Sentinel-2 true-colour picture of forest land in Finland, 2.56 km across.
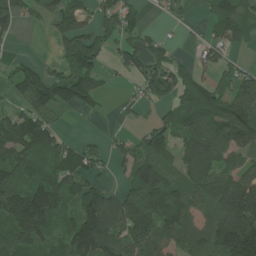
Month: July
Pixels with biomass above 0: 70%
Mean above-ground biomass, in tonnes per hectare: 93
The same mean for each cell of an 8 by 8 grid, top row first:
95 61 63 89 45 18 31 90
9 5 144 62 96 21 50 45
90 111 154 16 94 103 52 86
70 102 37 4 20 96 135 161
150 113 54 34 71 71 129 90
107 116 110 28 133 55 101 106
153 173 118 148 145 125 87 208
127 86 147 122 138 86 112 236
